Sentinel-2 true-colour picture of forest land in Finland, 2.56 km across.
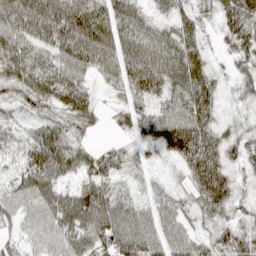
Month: April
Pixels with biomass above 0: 94%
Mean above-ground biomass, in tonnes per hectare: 60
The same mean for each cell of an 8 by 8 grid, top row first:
86 94 90 77 38 51 28 78
62 60 92 90 80 84 33 55
61 68 57 47 126 85 67 39
42 48 64 19 65 67 58 16
41 86 39 22 38 99 74 49
48 77 51 52 21 17 104 28
49 63 96 75 41 41 59 27
31 48 69 90 87 62 46 55
